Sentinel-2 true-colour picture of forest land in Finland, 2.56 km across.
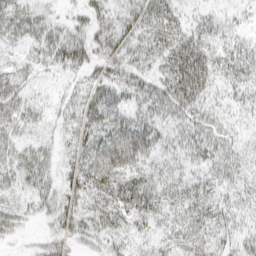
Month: March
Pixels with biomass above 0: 82%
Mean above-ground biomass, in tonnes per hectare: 29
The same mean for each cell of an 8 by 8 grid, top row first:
34 18 21 31 39 25 14 9
16 32 41 36 34 47 35 21
26 7 18 32 29 60 44 27
32 15 29 34 27 39 27 15
25 15 29 52 43 23 36 18
29 26 36 54 44 23 26 23
20 22 28 40 53 29 30 23
10 25 22 24 20 27 26 30
